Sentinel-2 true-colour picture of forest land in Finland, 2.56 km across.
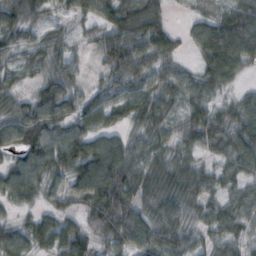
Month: October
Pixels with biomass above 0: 90%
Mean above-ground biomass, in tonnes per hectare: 49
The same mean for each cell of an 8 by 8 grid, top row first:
61 33 36 61 77 5 34 71
44 49 16 60 59 29 70 84
29 40 28 41 48 53 53 26
48 68 49 59 63 34 34 38
50 69 69 58 49 45 23 40
61 60 69 97 61 54 42 38
28 29 36 89 46 49 38 46
58 52 40 52 57 44 29 36
